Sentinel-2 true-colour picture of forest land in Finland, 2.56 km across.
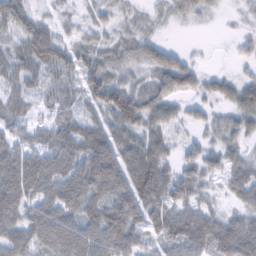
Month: February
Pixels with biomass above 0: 87%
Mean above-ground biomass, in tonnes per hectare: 58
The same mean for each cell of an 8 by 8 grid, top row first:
64 22 22 33 17 35 22 16
36 93 48 45 62 21 4 18
46 37 56 67 37 97 33 35
42 25 38 81 74 30 30 65
57 55 91 80 68 27 37 40
112 93 92 89 103 55 45 67
93 84 83 92 102 63 35 42
72 82 92 91 45 79 83 104
